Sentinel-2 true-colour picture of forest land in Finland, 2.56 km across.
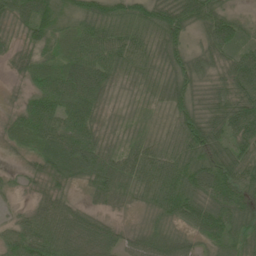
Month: June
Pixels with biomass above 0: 94%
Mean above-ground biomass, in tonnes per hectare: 60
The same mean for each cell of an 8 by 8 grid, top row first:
65 82 72 78 69 80 72 29
42 56 73 73 48 58 62 61
18 75 92 54 38 61 48 86
29 75 77 25 26 56 63 96
39 81 93 37 45 57 107 69
14 51 59 68 63 79 102 82
14 49 32 21 28 66 89 88
65 73 73 48 49 47 59 55
